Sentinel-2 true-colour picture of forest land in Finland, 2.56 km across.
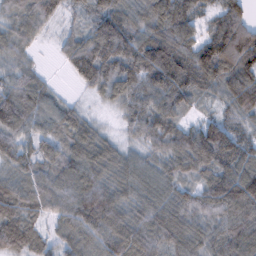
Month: February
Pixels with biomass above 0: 93%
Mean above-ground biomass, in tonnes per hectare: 83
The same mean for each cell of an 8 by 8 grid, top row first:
72 65 31 106 81 110 43 74
63 6 85 114 114 132 124 159
74 26 51 90 93 155 113 113
113 66 34 20 90 88 24 79
75 57 86 46 49 99 146 92
65 68 98 79 77 65 75 123
87 61 109 105 84 93 81 113
106 49 69 100 98 84 82 107
